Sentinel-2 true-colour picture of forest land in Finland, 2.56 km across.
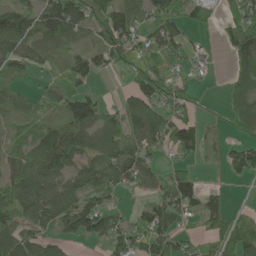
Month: June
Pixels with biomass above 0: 70%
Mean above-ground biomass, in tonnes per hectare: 62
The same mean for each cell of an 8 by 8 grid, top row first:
92 106 105 99 56 63 45 68
87 51 39 83 48 55 9 111
45 20 46 8 76 46 2 50
50 43 105 40 105 74 7 53
58 102 88 80 77 92 41 55
61 90 79 83 74 77 5 45
87 92 93 45 36 89 64 7
90 53 25 81 67 52 35 87
